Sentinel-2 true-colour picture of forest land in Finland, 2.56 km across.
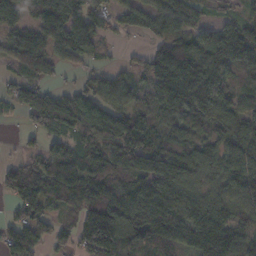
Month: November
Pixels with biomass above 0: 83%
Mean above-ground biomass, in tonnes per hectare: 94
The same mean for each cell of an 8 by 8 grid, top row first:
67 120 110 61 82 98 47 54
83 86 98 20 24 132 103 138
64 43 35 69 59 220 134 78
39 136 122 107 79 101 116 106
9 59 73 124 122 80 81 133
73 91 94 102 131 151 69 133
49 65 95 121 147 123 107 88
99 61 94 163 97 97 142 94
